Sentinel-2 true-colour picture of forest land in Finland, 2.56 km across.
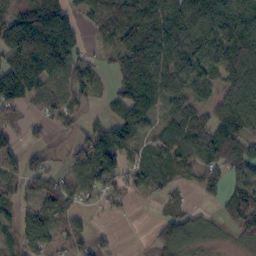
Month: October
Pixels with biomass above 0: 76%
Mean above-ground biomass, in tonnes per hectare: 89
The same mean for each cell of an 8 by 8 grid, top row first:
154 211 53 211 132 144 136 106
174 208 40 68 138 120 94 173
171 87 69 42 151 104 77 118
69 39 33 43 104 70 59 129
45 34 68 120 39 121 124 118
78 78 74 115 60 101 76 69
58 73 43 27 1 34 13 157
69 100 71 17 4 87 19 46
